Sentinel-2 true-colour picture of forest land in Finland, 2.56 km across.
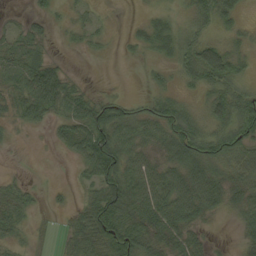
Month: September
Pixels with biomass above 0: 70%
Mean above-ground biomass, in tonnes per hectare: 36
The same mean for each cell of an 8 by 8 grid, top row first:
8 19 13 3 8 13 36 23
33 11 9 4 18 31 47 18
29 96 11 0 4 14 46 27
30 51 64 53 33 44 32 50
5 5 65 88 43 60 51 62
9 1 17 72 65 57 63 45
42 6 27 87 75 81 46 35
20 3 55 87 68 59 19 16
